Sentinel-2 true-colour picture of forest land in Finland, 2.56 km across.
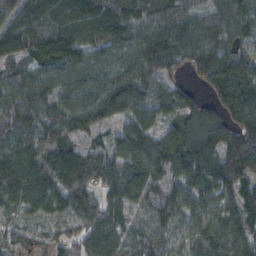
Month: November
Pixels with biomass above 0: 95%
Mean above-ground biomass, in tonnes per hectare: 105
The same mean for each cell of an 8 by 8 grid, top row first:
112 138 142 150 94 91 104 107
109 95 126 98 120 105 125 79
91 94 108 103 102 40 114 137
100 97 126 99 95 99 88 135
87 84 63 82 153 163 139 120
120 109 118 103 155 127 117 125
58 72 98 90 82 110 124 122
76 50 78 91 83 56 133 136
